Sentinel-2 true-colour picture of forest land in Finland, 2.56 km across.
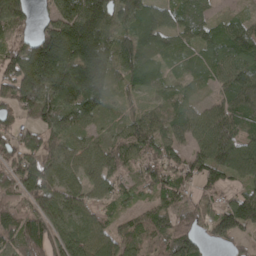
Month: April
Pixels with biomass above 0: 89%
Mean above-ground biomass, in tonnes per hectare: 90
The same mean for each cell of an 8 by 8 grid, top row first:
112 51 137 107 120 74 52 28
84 211 179 102 85 63 75 113
168 165 169 82 73 37 51 105
76 97 97 32 55 70 79 90
93 90 48 56 112 73 116 97
105 117 63 73 65 85 79 84
99 114 79 56 46 70 50 146
96 113 114 101 65 125 54 47
